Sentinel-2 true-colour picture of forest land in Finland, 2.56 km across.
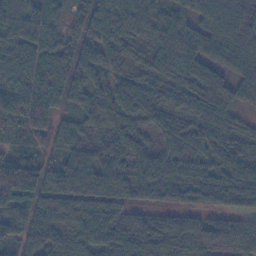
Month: November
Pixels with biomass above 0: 93%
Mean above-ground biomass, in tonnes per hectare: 80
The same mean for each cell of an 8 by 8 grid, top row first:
87 88 43 101 77 54 89 116
91 83 64 70 59 102 59 75
127 99 61 54 66 77 84 59
155 113 52 74 72 53 90 43
29 57 61 75 54 62 80 57
200 89 116 113 88 70 72 83
100 83 99 79 49 52 49 69
72 82 70 81 94 94 117 102
